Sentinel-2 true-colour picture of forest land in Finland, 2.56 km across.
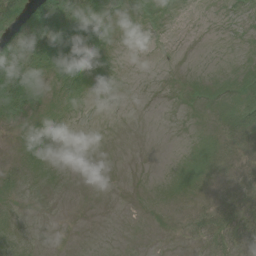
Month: August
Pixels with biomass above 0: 44%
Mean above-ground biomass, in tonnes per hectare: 9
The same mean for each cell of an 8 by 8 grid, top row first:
31 46 36 11 9 3 0 2
48 40 26 4 0 0 0 1
34 11 15 2 0 0 3 8
19 7 2 0 0 1 4 20
3 5 0 0 0 0 7 20
6 4 0 0 0 4 9 15
5 1 0 0 1 3 11 23
4 0 0 0 1 2 19 35
